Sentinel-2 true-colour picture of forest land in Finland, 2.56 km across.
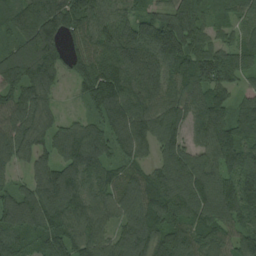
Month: August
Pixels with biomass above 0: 95%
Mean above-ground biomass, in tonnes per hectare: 116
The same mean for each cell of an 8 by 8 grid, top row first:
105 155 139 104 94 118 59 74
84 144 84 110 156 184 79 88
121 111 71 168 143 137 145 70
117 72 28 132 114 106 149 86
124 93 159 96 91 122 123 136
51 129 131 88 95 144 134 146
135 152 116 89 145 123 142 133
102 129 123 91 151 138 125 95
